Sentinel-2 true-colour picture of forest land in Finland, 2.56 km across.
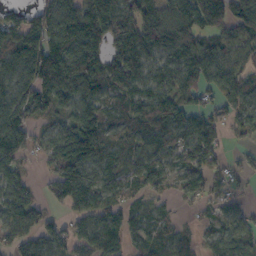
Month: October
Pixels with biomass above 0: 83%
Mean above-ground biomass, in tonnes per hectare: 90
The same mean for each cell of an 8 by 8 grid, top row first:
62 103 92 129 100 118 190 121
101 139 153 99 129 117 93 81
97 168 181 95 91 85 95 83
131 75 94 57 85 102 80 78
139 81 166 68 79 103 96 21
78 53 125 61 75 48 68 41
96 49 80 81 41 15 45 46
86 94 82 96 54 55 52 76
